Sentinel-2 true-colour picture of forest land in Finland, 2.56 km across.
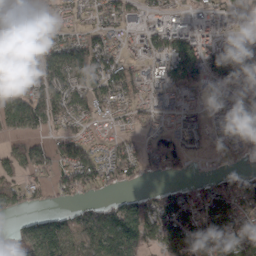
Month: March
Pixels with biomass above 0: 75%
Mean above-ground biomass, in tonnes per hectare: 75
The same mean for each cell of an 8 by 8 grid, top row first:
60 26 34 65 63 68 71 45
111 69 103 75 76 120 97 72
102 114 102 118 79 127 97 90
126 105 79 62 61 70 39 57
37 39 61 47 47 67 18 38
54 44 101 68 47 29 24 64
48 31 46 82 100 129 95 94
78 121 64 133 108 111 102 103
